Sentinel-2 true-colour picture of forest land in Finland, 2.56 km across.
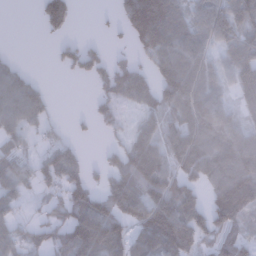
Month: January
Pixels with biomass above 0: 68%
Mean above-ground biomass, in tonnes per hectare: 67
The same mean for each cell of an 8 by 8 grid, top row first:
0 91 6 12 159 93 44 92
2 4 47 14 68 106 49 92
68 5 14 69 59 153 87 97
92 35 6 44 54 81 91 48
52 35 17 25 92 100 111 103
71 59 62 56 125 79 80 112
31 27 90 90 105 111 90 93
65 43 93 85 67 117 45 66
